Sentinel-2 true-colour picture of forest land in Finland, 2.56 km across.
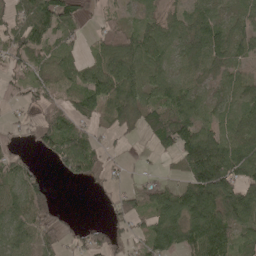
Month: May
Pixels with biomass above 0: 74%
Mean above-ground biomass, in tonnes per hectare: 62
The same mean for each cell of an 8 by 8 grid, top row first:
60 116 43 24 29 42 61 46
72 65 33 97 83 60 101 54
27 46 62 112 74 53 37 57
13 46 51 72 66 89 52 76
16 62 83 14 10 109 139 97
53 17 43 17 12 27 169 82
73 69 0 29 51 101 127 135
67 57 26 36 55 98 133 63
